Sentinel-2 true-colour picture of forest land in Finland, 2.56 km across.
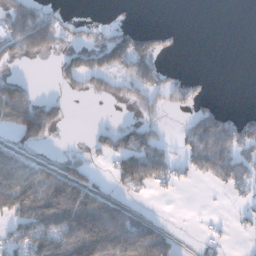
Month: December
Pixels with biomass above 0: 44%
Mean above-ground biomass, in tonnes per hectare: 55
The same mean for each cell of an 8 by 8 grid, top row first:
102 70 7 2 0 0 0 0
70 74 46 144 96 20 0 0
51 0 59 48 100 43 13 0
149 93 0 1 31 20 55 16
45 24 3 61 89 20 107 85
114 76 72 33 81 41 50 63
107 155 160 86 9 0 1 12
64 131 183 157 116 23 15 2
